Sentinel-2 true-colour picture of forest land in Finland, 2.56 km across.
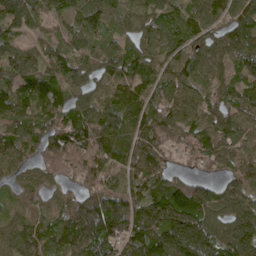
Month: May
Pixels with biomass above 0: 93%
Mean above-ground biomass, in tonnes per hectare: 108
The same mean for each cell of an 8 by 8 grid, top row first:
148 71 91 66 86 64 107 112
110 83 71 52 78 77 91 119
119 129 89 92 87 84 67 88
105 113 105 125 110 97 91 111
109 133 109 97 125 86 103 96
46 79 87 61 122 63 42 114
41 54 169 201 186 227 140 159
98 72 162 173 154 218 157 181
